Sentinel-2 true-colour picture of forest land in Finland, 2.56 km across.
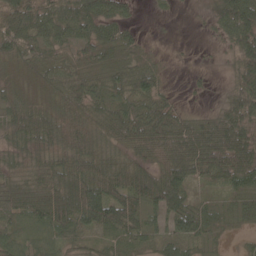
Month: May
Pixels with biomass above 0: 85%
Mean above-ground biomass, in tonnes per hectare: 49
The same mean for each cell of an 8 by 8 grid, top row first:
61 47 75 56 2 3 9 86
57 46 36 55 19 1 2 55
21 34 58 59 70 1 5 58
46 37 58 61 58 37 14 64
33 42 55 46 73 93 88 72
34 55 73 81 75 109 45 54
49 67 99 102 66 69 35 33
46 44 33 41 39 45 26 9
